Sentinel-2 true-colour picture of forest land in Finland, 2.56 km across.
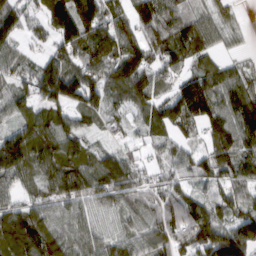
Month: March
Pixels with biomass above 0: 90%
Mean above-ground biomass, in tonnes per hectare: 100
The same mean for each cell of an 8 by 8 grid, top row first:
115 131 177 97 111 113 72 21
57 48 125 181 136 116 83 18
72 158 136 108 127 72 114 82
78 104 92 57 57 116 138 163
160 138 82 34 36 56 78 141
109 105 115 120 62 58 102 110
87 83 75 73 80 83 101 86
138 134 87 70 71 90 171 168
